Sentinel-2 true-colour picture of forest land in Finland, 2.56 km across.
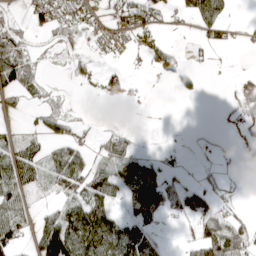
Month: April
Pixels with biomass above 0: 47%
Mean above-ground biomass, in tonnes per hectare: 35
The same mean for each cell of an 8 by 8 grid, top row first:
10 45 41 35 52 20 92 0
62 11 19 20 29 14 28 5
84 8 18 30 5 44 2 14
8 33 4 0 0 0 0 32
24 36 26 42 3 2 7 39
62 27 64 53 69 22 11 6
49 12 57 43 66 41 44 10
56 123 106 116 80 4 88 75
